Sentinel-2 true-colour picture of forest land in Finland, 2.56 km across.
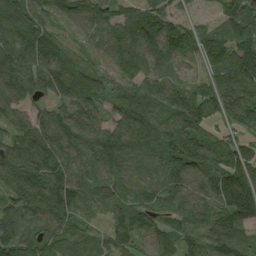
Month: August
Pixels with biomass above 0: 95%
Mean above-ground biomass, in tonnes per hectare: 113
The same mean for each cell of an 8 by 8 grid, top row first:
140 96 84 100 115 80 31 148
135 126 49 96 97 140 115 130
127 136 82 85 114 76 83 149
80 72 102 74 111 148 158 177
116 138 112 127 94 139 146 129
122 140 110 93 66 120 150 228
114 114 79 69 94 112 139 266
126 92 65 81 100 93 122 94
